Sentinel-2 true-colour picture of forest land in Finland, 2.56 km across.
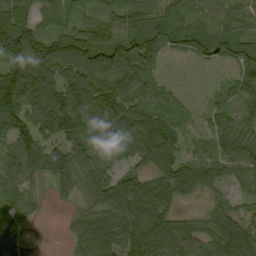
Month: September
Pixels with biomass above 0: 87%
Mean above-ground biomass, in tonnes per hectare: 77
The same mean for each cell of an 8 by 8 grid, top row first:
85 48 47 53 77 62 38 44
130 80 103 102 121 51 69 71
141 100 104 94 77 9 3 65
120 140 131 128 87 61 31 68
99 64 87 114 108 86 55 84
69 72 89 62 69 120 80 56
65 10 42 94 106 52 42 46
65 2 65 96 102 88 70 117
